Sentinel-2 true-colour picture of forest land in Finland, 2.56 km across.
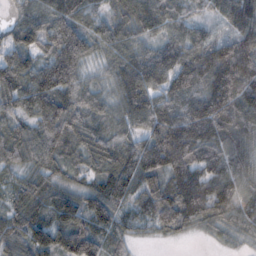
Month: November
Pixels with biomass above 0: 95%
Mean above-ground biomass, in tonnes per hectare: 92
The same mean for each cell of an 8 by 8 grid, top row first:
43 96 91 65 95 71 40 95
100 92 135 70 66 95 96 121
110 134 86 58 141 116 124 146
69 110 91 61 114 116 162 116
104 108 95 90 86 165 126 76
41 59 51 116 98 114 98 82
76 88 102 101 65 131 110 88
93 105 156 72 11 20 12 20
